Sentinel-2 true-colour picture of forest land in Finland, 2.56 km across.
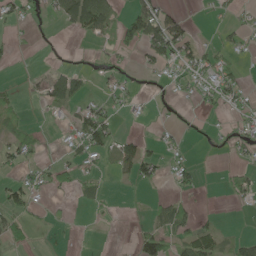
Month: May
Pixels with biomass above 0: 34%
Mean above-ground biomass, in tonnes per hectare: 24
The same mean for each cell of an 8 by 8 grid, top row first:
23 16 96 37 82 36 5 12
9 1 8 23 46 68 26 18
3 37 32 13 4 18 38 35
17 6 34 24 5 12 13 26
39 4 40 44 32 12 5 26
17 25 26 10 41 31 1 23
46 9 5 3 5 53 3 6
24 1 1 0 40 46 67 31
